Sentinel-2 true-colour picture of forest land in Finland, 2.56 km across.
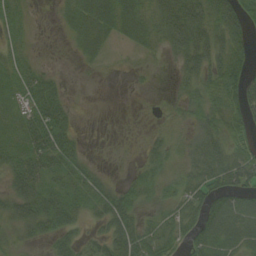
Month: August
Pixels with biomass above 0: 72%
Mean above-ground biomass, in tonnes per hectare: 37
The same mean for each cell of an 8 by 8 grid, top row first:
27 2 46 68 46 77 56 66
20 1 21 11 23 46 63 40
30 29 1 1 4 19 49 76
29 78 5 0 1 11 48 63
37 86 19 2 16 20 51 37
57 45 38 8 39 25 56 66
50 67 31 64 27 39 58 57
18 32 29 54 61 41 59 43
